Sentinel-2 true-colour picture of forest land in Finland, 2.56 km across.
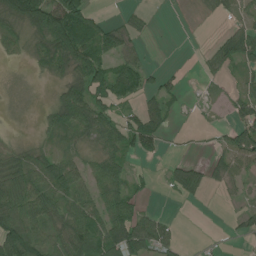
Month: July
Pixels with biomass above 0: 62%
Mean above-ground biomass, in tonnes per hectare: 39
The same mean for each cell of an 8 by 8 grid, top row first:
62 92 78 8 17 3 19 22
23 45 79 58 13 0 14 78
5 20 48 68 37 14 10 19
5 33 89 36 43 13 2 48
20 25 34 51 36 3 6 74
58 74 53 68 11 33 33 33
68 75 71 62 16 1 1 15
93 66 80 86 80 27 2 8
